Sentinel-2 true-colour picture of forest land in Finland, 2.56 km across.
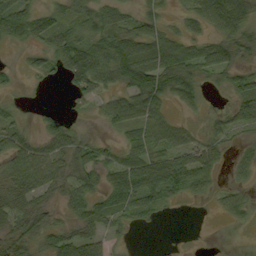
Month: September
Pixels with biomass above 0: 67%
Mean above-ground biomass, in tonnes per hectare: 38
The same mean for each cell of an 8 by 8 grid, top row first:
77 35 35 42 34 12 83 90
13 42 70 71 74 62 41 42
11 16 63 44 80 68 17 34
14 14 7 47 75 17 12 40
46 43 34 13 51 51 32 14
45 55 38 41 67 65 37 16
41 27 37 43 43 9 4 33
49 33 54 19 0 1 0 0
